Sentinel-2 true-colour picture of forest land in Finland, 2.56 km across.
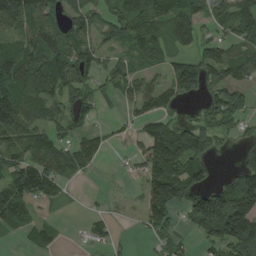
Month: August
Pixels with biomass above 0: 67%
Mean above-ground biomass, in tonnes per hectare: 70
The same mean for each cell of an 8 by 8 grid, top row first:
125 92 69 63 96 78 72 101
77 110 87 47 87 39 53 66
115 114 81 50 69 105 80 64
125 51 62 6 65 28 50 56
73 65 56 18 71 151 82 39
95 105 28 4 68 137 45 95
100 16 3 10 60 70 147 170
17 51 11 27 10 40 63 155
